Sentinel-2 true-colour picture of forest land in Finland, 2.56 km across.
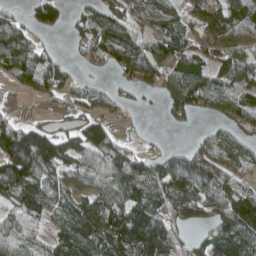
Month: April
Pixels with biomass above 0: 74%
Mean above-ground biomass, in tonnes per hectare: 81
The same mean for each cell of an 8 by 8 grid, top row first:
36 73 42 97 66 72 99 118
128 28 40 138 109 122 66 71
57 105 29 23 75 124 94 77
12 12 39 34 10 57 51 94
150 129 82 71 12 9 78 68
154 77 70 94 114 114 111 72
78 70 94 118 110 94 64 129
66 64 145 142 147 54 76 133
